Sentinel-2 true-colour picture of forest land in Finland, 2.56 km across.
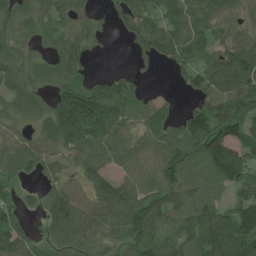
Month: July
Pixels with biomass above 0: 82%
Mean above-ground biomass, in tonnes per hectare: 74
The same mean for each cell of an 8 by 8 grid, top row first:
66 62 54 41 82 82 71 40
52 36 60 3 66 83 57 78
75 52 67 72 20 22 89 131
70 92 207 101 64 36 103 83
58 74 104 82 60 85 134 95
36 43 49 60 68 86 86 120
42 60 85 135 104 66 79 76
83 43 78 59 89 65 107 106
